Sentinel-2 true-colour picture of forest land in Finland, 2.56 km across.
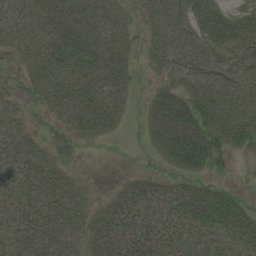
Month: August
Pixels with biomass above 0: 80%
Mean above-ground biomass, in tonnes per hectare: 41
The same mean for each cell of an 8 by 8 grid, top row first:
42 60 60 42 23 48 45 39
24 62 71 59 16 52 53 54
15 60 69 75 9 34 62 51
24 34 79 55 18 68 66 71
32 17 18 4 10 75 60 40
37 35 8 2 20 30 28 5
39 43 32 26 40 43 67 45
38 34 21 41 47 41 39 44
